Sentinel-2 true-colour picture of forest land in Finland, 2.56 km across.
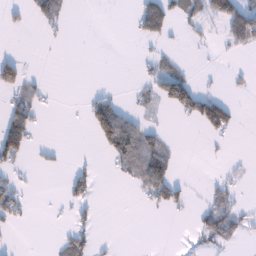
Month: January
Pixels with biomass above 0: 25%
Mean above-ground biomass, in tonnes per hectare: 26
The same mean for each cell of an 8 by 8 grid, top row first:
12 50 0 0 78 43 57 116
3 1 0 0 3 8 8 39
69 5 0 0 16 80 2 7
59 9 4 100 17 34 92 10
76 9 0 81 71 7 4 0
20 1 33 7 64 28 3 7
43 1 22 0 11 30 50 31
1 3 52 5 0 1 42 20
